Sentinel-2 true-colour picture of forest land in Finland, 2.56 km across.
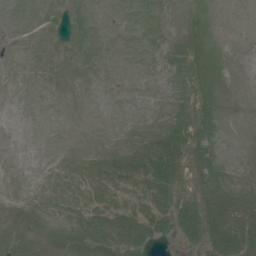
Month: July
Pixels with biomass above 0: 35%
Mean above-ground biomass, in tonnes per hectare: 7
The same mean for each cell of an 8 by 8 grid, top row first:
0 1 2 0 0 2 2 0
0 0 1 0 0 5 6 0
0 0 0 0 0 4 6 0
0 0 0 0 0 8 9 0
0 0 0 2 12 32 13 0
0 0 2 14 25 30 20 1
0 0 5 17 19 25 28 20
4 4 14 27 23 10 24 27
